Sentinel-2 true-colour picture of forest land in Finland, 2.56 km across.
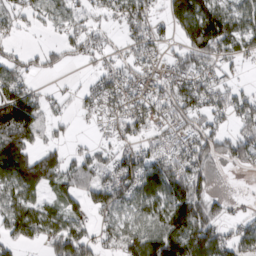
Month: March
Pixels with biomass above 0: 69%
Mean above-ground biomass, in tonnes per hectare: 59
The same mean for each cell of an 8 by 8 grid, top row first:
35 42 30 27 61 80 132 76
22 28 41 20 45 31 101 62
60 10 8 51 54 67 44 17
132 37 18 38 55 87 65 56
98 31 8 25 37 43 86 76
123 89 77 62 101 93 52 8
66 45 40 70 71 121 75 10
49 51 74 41 105 136 110 61
